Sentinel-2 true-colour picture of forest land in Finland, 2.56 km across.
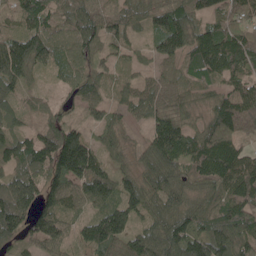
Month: May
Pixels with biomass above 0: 91%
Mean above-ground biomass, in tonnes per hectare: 87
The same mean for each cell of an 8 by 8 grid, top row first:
87 86 83 63 55 106 76 86
116 79 66 44 30 98 168 161
85 15 55 32 32 62 98 90
54 50 33 43 52 71 64 139
88 112 136 45 44 154 141 95
102 103 133 85 77 78 108 149
153 86 59 102 77 80 80 135
61 87 61 107 91 119 130 104
